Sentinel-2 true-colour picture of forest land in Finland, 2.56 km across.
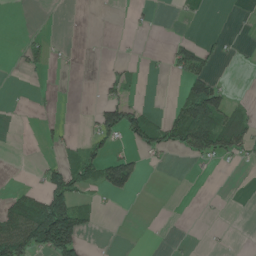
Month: June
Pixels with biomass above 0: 23%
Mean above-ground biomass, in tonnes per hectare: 29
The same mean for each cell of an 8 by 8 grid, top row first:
1 1 0 1 5 2 0 2
9 21 2 0 1 42 30 6
0 4 0 23 6 14 69 0
1 3 2 78 46 42 140 35
0 15 26 30 57 56 99 75
0 66 65 97 20 0 2 1
69 170 62 3 0 0 1 0
104 176 73 0 0 2 2 0
